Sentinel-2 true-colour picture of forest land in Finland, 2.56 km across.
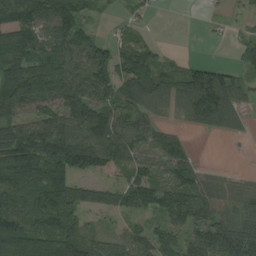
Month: August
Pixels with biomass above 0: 79%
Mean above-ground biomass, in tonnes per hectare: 87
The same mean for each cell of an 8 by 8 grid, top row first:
82 124 85 15 17 0 15 25
78 108 85 74 83 4 1 56
116 124 76 102 146 100 158 61
72 92 111 83 73 43 129 59
162 136 134 125 73 71 0 5
106 131 71 91 104 122 68 38
104 132 78 64 74 137 117 108
107 92 109 73 93 83 152 183
